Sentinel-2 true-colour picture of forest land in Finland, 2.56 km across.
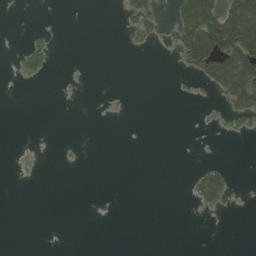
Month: June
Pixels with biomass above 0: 15%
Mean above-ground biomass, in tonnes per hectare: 19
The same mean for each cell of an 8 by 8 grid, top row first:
1 1 0 0 59 43 142 166
5 33 0 0 12 46 149 157
9 10 2 0 0 2 63 155
0 0 0 3 0 0 7 63
1 0 3 0 0 0 1 3
2 0 0 0 0 0 57 2
0 0 0 1 0 0 29 2
0 0 0 0 0 0 0 0
